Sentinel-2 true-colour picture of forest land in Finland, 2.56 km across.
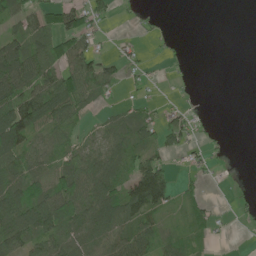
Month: June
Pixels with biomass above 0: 58%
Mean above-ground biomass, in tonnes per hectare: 46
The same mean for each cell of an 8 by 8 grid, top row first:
61 46 58 23 12 0 0 0
79 59 77 9 11 7 0 0
121 77 95 44 17 6 0 0
121 110 49 23 37 26 4 0
107 43 33 52 58 39 15 0
72 62 95 70 119 32 12 2
106 94 80 95 115 32 30 7
75 59 68 66 77 43 19 0
